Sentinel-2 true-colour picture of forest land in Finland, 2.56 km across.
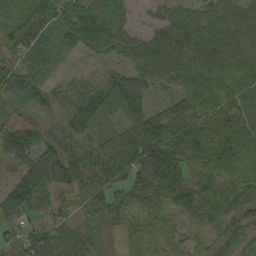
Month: September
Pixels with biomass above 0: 91%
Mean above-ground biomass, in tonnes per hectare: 63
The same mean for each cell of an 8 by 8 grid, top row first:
59 79 79 74 12 56 61 62
72 46 36 59 63 81 84 73
78 43 35 47 63 60 91 83
43 29 89 41 66 69 73 69
73 56 55 70 102 93 99 93
37 90 62 49 77 79 66 77
74 42 35 68 53 63 79 71
47 74 56 21 45 26 35 59
